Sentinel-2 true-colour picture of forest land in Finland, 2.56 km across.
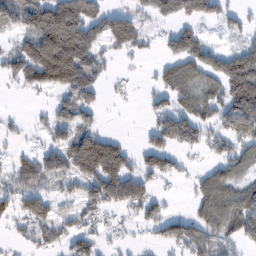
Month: February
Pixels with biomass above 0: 58%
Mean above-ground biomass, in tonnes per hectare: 76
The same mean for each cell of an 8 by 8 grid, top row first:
95 176 198 84 52 112 76 39
58 228 181 70 39 96 74 51
56 156 134 15 5 82 78 154
5 32 105 3 19 86 67 167
13 40 130 103 35 78 46 77
56 72 110 158 75 37 72 61
63 83 58 61 75 4 96 102
13 44 61 16 12 75 68 55
